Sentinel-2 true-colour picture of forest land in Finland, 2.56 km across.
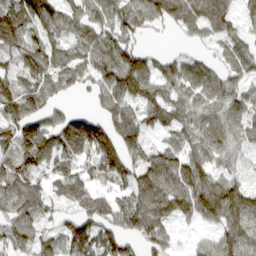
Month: March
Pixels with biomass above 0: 84%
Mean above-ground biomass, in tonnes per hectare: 81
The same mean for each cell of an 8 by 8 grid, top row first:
125 103 71 90 75 89 86 45
82 87 68 113 38 11 22 63
73 75 50 101 134 97 92 73
95 66 37 86 76 88 82 82
111 119 125 123 80 66 91 58
106 58 58 93 98 113 89 35
76 48 62 73 123 107 110 107
70 51 133 99 80 27 37 95
